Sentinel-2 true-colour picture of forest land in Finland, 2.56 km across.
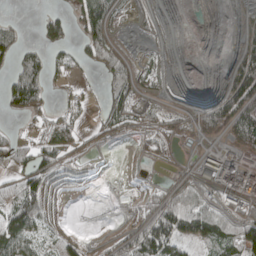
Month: April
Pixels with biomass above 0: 55%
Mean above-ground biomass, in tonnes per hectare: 42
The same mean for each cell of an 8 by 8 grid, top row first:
6 39 63 46 18 0 1 9
47 48 30 48 9 1 0 38
73 39 8 58 32 2 1 100
37 25 24 66 33 22 58 114
35 47 27 10 21 19 19 61
43 75 26 0 4 31 49 92
94 54 0 2 41 107 70 50
108 41 30 27 117 94 80 110
